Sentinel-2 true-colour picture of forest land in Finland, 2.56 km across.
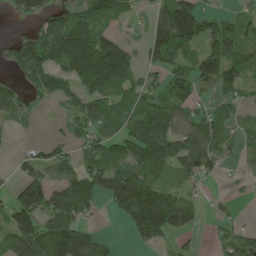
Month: May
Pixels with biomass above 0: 68%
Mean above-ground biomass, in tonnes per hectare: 92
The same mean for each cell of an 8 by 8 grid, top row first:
49 99 126 91 36 194 71 59
82 143 207 144 76 155 107 125
52 94 125 190 81 105 93 78
57 7 58 104 168 120 69 38
8 47 53 78 188 130 106 48
39 75 108 123 118 69 50 14
122 152 133 38 195 142 14 9
106 166 122 21 63 34 13 88
